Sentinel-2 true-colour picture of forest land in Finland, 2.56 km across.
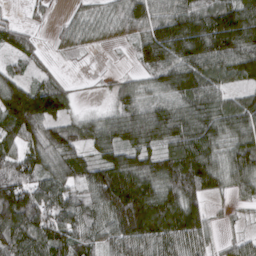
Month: March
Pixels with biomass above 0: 89%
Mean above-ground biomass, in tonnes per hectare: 90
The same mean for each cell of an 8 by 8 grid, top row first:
11 19 33 50 112 112 134 143
54 20 36 12 95 140 137 130
67 49 5 20 46 121 104 72
155 137 30 55 98 107 117 107
84 124 88 106 99 100 112 92
106 94 91 146 127 133 123 89
162 103 83 129 164 124 48 17
102 109 86 93 122 111 50 38
